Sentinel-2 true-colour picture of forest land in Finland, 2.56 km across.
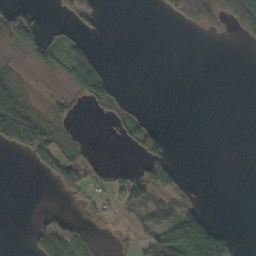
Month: October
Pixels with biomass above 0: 31%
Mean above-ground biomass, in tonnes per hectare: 26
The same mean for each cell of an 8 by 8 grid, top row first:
70 4 44 0 0 31 42 58
50 56 43 0 0 0 0 1
25 4 87 31 0 0 0 0
97 13 4 20 9 0 0 0
73 66 7 2 75 2 0 0
0 28 47 30 68 49 0 0
0 6 9 17 52 43 11 0
0 61 20 6 41 104 118 14
